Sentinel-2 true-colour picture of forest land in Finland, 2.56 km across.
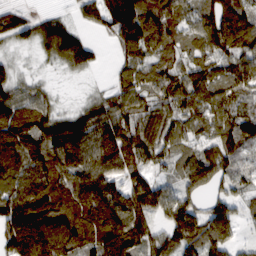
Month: February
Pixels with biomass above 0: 87%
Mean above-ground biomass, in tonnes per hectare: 83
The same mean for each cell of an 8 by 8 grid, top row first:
63 35 31 130 120 82 84 94
26 64 108 26 88 65 86 89
56 12 7 28 71 91 89 80
124 71 53 88 78 76 82 76
164 123 147 141 95 56 62 95
118 126 102 88 68 48 80 54
160 132 89 67 96 90 46 43
123 159 109 117 90 81 76 24
